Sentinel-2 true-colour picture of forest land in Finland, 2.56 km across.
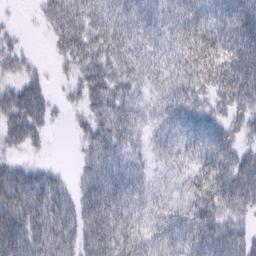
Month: February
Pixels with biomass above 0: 86%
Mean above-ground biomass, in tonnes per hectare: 49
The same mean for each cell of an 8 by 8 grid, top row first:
3 41 58 49 47 48 57 84
24 10 60 51 42 53 87 90
28 15 36 52 36 55 68 86
67 42 22 60 27 57 50 48
40 14 19 46 20 36 63 41
59 40 27 53 25 25 90 72
80 73 56 58 34 40 79 43
78 77 50 56 49 51 64 48
